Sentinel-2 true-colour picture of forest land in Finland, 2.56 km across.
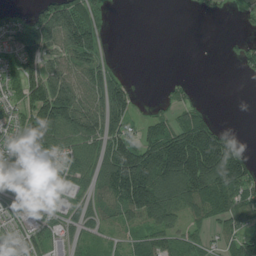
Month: July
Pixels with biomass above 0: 65%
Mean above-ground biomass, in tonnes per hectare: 81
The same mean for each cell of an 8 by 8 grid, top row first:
30 104 123 18 0 0 14 14
83 119 154 9 0 0 0 27
62 140 107 97 0 14 0 5
61 188 157 144 15 55 33 0
92 140 105 116 113 188 220 57
82 73 75 152 212 206 216 138
75 47 52 85 173 118 120 106
57 71 42 26 64 67 44 75
